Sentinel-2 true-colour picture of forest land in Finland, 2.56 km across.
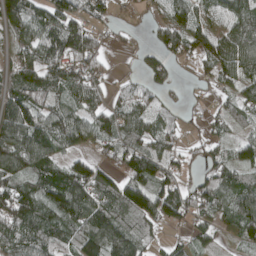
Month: April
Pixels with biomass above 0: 80%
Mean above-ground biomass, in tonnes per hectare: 79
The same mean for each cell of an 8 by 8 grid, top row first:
99 102 76 27 16 76 66 91
62 110 137 20 33 69 108 134
79 92 84 25 50 30 39 89
109 90 73 80 76 31 24 61
121 109 67 78 87 39 39 60
91 105 99 79 105 57 70 73
131 106 114 115 137 113 84 109
106 91 112 130 55 28 45 61
